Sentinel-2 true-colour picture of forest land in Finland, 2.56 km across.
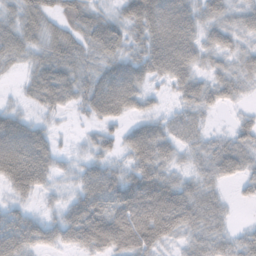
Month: November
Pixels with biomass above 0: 87%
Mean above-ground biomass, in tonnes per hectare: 51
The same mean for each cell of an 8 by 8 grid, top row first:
42 47 45 30 78 89 41 35
58 53 50 56 53 91 37 30
9 81 52 80 51 52 37 41
29 28 18 67 30 22 27 13
98 55 10 30 86 44 35 48
93 48 39 56 80 36 40 41
34 14 72 84 109 98 60 6
79 47 61 83 82 31 57 37
